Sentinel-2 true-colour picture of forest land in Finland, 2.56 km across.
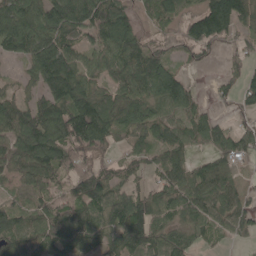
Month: May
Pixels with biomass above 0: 82%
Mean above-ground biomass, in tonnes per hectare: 87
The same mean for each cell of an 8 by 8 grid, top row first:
118 121 109 125 36 71 160 114
86 135 82 103 81 28 50 39
25 130 129 75 111 100 7 55
108 121 165 111 89 75 44 35
94 140 123 65 64 90 64 75
64 87 97 71 44 93 98 70
70 81 97 125 99 93 91 89
107 99 99 78 106 74 41 25
